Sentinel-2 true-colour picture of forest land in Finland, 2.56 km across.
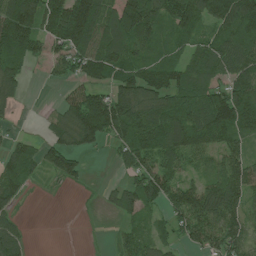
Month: July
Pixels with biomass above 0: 75%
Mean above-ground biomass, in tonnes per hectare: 88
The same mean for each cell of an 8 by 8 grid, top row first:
172 146 185 111 162 106 111 154
144 81 128 143 71 54 81 115
90 18 72 81 120 80 69 94
30 19 162 197 152 143 137 133
48 60 99 62 125 129 89 65
91 33 51 9 106 73 64 106
46 0 2 45 90 84 134 93
81 0 1 16 63 38 82 79
